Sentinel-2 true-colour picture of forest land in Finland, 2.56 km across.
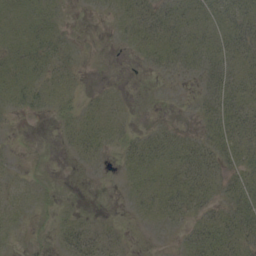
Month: September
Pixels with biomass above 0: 62%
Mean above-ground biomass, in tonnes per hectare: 15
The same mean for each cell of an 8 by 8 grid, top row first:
17 18 1 7 26 19 18 33
17 22 4 1 18 21 22 27
20 21 7 1 0 5 14 25
7 9 18 16 0 2 16 32
1 0 25 14 21 23 23 28
7 2 1 2 20 28 27 22
12 6 3 0 15 28 18 27
3 3 31 14 0 5 36 29
